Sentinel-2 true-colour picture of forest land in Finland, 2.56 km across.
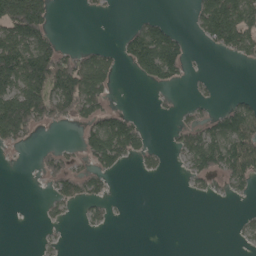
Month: May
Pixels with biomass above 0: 37%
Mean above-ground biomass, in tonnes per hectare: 56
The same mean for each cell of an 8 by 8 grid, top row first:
218 92 5 3 19 1 123 127
180 120 30 22 160 107 25 88
173 196 161 51 48 43 9 0
195 104 85 66 4 19 31 98
43 8 42 142 44 36 123 128
0 47 71 31 15 2 58 80
0 18 28 18 0 0 0 4
0 8 0 0 0 0 0 13
